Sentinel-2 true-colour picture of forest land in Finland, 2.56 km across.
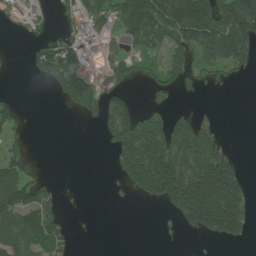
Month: July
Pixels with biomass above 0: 47%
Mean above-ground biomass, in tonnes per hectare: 76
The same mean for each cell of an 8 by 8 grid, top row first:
28 25 85 59 157 211 210 200
35 66 136 25 43 82 125 166
0 60 124 44 29 55 29 12
54 0 53 104 67 40 10 0
28 0 0 87 194 207 123 2
94 11 0 23 243 234 222 74
138 84 4 3 7 119 252 127
97 92 4 0 0 3 24 43
